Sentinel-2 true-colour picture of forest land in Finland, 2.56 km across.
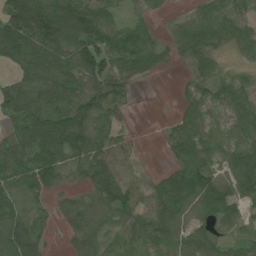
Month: July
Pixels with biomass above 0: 82%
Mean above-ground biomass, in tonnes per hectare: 61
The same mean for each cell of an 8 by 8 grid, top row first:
134 139 123 46 27 15 55 40
102 111 106 87 69 36 63 40
46 84 79 73 23 7 46 43
66 112 105 54 0 21 46 69
56 105 95 55 5 48 54 57
67 73 33 84 21 53 70 87
63 31 55 85 43 70 61 44
110 22 55 38 60 57 54 36
